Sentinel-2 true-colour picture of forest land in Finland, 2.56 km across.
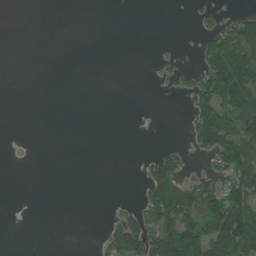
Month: June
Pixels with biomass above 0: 27%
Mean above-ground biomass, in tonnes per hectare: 36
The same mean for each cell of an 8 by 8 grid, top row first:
0 0 0 0 0 0 20 38
0 0 0 0 0 3 60 100
0 0 0 0 0 29 123 139
0 0 0 0 0 0 121 120
1 0 0 0 0 7 87 126
0 0 0 0 31 72 48 108
0 0 0 6 63 123 132 136
0 0 0 66 111 159 145 134
